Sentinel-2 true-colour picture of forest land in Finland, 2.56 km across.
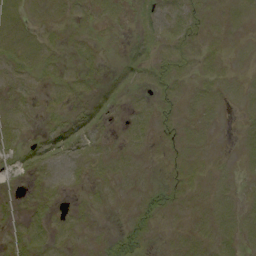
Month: September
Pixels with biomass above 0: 64%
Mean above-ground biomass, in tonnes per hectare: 6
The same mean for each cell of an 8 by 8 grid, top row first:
9 7 7 8 7 10 7 6
10 8 6 3 8 11 5 2
8 7 9 5 6 10 6 5
8 6 6 5 6 6 7 4
8 8 8 4 4 6 4 4
5 8 5 7 3 6 5 3
5 7 5 3 8 5 6 6
9 8 5 6 9 3 7 7
